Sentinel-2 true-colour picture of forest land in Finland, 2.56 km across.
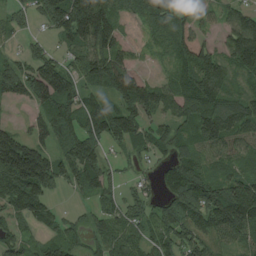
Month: August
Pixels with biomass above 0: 82%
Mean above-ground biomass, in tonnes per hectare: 85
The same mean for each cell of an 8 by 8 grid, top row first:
38 78 185 116 70 91 45 87
15 32 83 95 25 103 80 136
110 151 76 124 65 73 146 61
6 93 110 101 109 76 132 115
150 79 124 55 62 77 85 77
176 141 101 45 25 95 83 81
79 61 16 47 49 97 121 156
65 57 39 76 53 75 81 79
